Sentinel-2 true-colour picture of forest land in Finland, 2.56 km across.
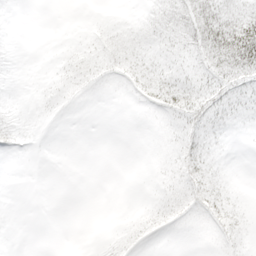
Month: April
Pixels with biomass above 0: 46%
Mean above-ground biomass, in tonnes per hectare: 8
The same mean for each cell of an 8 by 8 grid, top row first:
2 0 1 2 5 18 36 29
8 1 11 16 9 10 37 60
5 6 10 6 20 14 17 22
8 3 0 0 2 16 20 10
7 0 0 0 0 8 11 1
0 0 0 0 0 9 17 0
0 0 0 0 3 9 16 5
0 0 0 3 6 0 2 7
